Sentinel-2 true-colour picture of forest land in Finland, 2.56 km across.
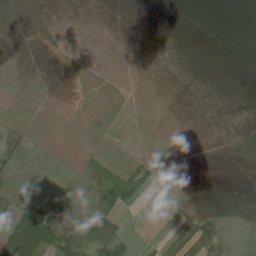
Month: August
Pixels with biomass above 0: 11%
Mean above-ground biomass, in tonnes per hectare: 4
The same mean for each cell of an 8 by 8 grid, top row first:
0 0 0 0 0 0 0 0
0 0 0 0 0 0 0 0
0 0 0 0 0 0 0 0
0 0 0 0 0 0 0 0
4 0 0 0 0 0 0 0
2 0 1 29 13 2 0 0
14 5 2 23 2 2 1 0
78 36 22 23 1 11 16 0
